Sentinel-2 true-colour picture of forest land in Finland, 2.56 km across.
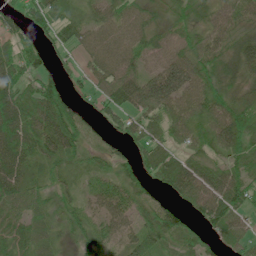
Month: June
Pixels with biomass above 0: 85%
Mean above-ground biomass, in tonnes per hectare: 51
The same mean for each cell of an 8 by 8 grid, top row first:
36 66 34 55 49 42 39 47
57 34 39 66 49 52 52 60
73 51 25 57 63 83 50 42
85 83 40 35 53 52 53 72
76 65 56 26 49 33 44 61
64 35 29 45 42 65 60 59
58 34 35 65 48 46 75 63
53 42 31 44 59 48 29 44
